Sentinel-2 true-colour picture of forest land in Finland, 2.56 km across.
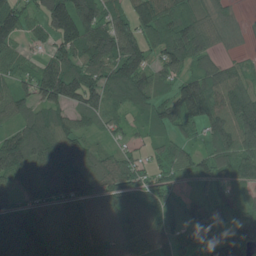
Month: June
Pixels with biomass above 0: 90%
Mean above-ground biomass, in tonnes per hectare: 100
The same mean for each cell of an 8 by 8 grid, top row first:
115 131 177 97 111 113 72 21
57 48 125 181 136 116 83 18
72 158 136 108 127 72 114 82
78 104 92 57 57 116 138 163
160 138 82 34 36 56 78 141
109 105 115 120 62 58 102 110
87 83 75 73 80 83 101 86
138 134 87 70 71 90 171 168
